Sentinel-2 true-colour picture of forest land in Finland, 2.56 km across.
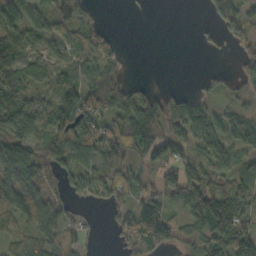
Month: October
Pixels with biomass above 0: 71%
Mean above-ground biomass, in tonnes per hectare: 53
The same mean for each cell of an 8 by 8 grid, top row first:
69 62 55 0 2 0 24 83
72 43 48 43 0 0 6 40
48 36 43 60 9 0 19 46
83 54 103 61 105 73 49 47
61 63 92 82 106 75 78 50
72 47 80 61 28 84 63 61
70 60 27 45 75 39 107 77
36 48 48 16 87 46 64 84
